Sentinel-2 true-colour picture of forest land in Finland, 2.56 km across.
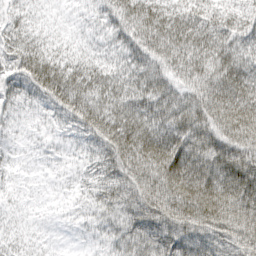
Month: March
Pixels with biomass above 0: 93%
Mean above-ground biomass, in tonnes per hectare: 46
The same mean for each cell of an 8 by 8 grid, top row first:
24 9 11 45 57 48 40 38
45 30 18 30 62 64 56 39
49 70 50 41 59 44 57 52
30 32 65 53 53 53 67 76
16 12 24 68 68 70 70 68
14 7 19 56 71 82 70 74
14 7 17 43 74 79 83 71
23 8 8 32 65 69 56 69
